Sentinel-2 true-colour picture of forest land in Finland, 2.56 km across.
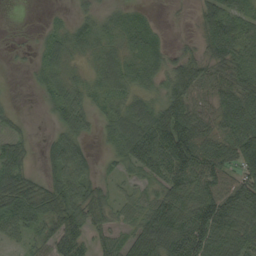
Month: September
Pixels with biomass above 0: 79%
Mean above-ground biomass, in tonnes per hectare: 52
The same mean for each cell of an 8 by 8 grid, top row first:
1 5 24 28 17 4 60 70
9 34 35 36 49 19 47 55
1 36 27 55 39 70 61 62
14 15 62 41 60 92 47 60
42 26 46 31 95 123 68 89
68 35 63 24 41 79 85 70
68 68 65 41 55 87 101 95
29 54 60 39 89 90 104 76
